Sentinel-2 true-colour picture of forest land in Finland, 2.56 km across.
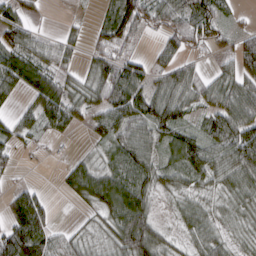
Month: March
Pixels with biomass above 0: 76%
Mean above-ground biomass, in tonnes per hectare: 52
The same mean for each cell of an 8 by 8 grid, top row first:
56 5 5 62 71 65 82 11
85 51 21 56 9 43 29 62
81 78 35 87 56 62 38 68
29 75 38 70 72 68 53 91
40 11 5 49 58 65 61 105
10 0 75 60 54 47 58 68
74 36 14 76 71 26 36 41
116 69 34 49 111 23 50 23
